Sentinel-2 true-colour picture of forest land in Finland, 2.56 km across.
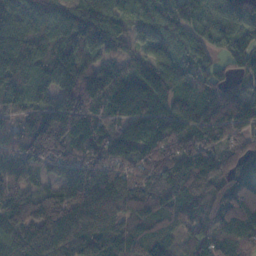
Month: November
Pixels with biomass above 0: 95%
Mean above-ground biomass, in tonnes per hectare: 102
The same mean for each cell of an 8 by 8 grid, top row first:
88 88 103 71 61 84 82 86
150 108 131 75 48 73 86 102
104 105 168 157 133 91 97 48
69 125 185 99 120 103 117 108
69 135 109 109 118 81 79 65
77 47 130 125 99 119 105 89
103 106 134 122 129 105 105 140
80 110 116 95 99 56 77 107
